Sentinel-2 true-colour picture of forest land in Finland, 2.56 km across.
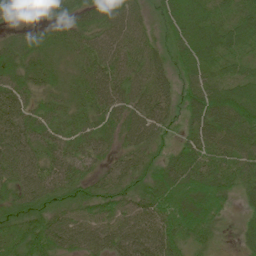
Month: June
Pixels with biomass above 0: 94%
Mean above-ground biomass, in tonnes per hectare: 55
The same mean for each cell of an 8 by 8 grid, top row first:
14 29 37 59 35 63 50 48
43 37 47 55 60 41 67 43
60 47 49 71 57 44 59 47
58 44 41 58 68 40 93 78
72 56 53 37 63 44 68 69
66 62 48 40 48 84 80 58
56 60 51 60 56 85 69 20
66 77 59 67 66 71 38 28
